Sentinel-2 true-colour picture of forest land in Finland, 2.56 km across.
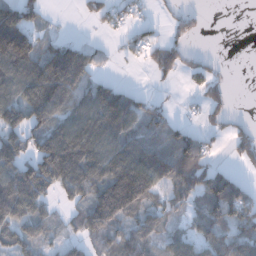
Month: December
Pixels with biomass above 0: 65%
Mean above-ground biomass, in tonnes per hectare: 86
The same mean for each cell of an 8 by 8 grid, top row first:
130 17 20 46 13 21 4 0
229 72 75 11 55 75 2 0
150 217 130 10 2 31 59 0
117 129 125 165 95 18 54 7
100 119 196 141 140 121 40 65
138 143 140 151 183 129 117 38
154 51 69 181 94 49 122 130
92 39 45 87 92 70 87 113
